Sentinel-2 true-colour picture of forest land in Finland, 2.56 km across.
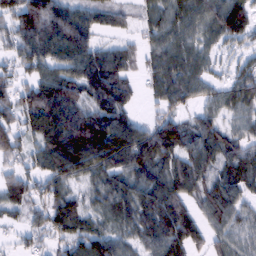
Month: February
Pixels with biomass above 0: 85%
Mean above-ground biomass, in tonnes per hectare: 70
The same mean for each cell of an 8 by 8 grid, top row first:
100 121 66 49 31 59 77 90
65 85 88 51 42 80 41 31
51 82 94 107 33 86 44 58
73 115 93 101 12 41 43 55
70 91 127 129 107 106 84 61
59 69 60 72 67 86 64 80
24 62 58 42 81 97 63 57
21 33 73 72 69 103 53 56
